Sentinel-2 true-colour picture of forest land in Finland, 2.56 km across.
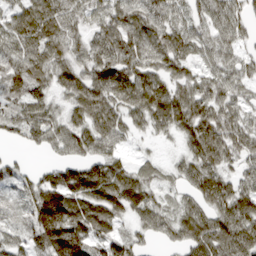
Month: March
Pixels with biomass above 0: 88%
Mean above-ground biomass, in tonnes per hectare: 79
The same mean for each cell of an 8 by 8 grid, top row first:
74 100 57 71 90 61 81 61
78 93 55 82 94 79 59 45
85 67 85 98 93 70 58 57
76 71 81 95 100 112 84 59
32 60 80 65 13 25 131 77
57 56 143 113 61 39 95 56
40 191 102 99 91 51 78 102
50 137 122 99 38 51 119 107
